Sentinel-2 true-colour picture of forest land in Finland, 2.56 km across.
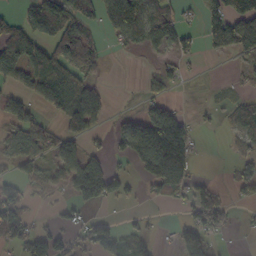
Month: October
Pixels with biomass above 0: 50%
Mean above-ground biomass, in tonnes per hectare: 56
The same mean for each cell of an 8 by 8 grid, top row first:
33 113 78 97 85 39 64 129
87 70 164 25 36 57 35 83
55 73 53 1 14 33 1 17
46 23 82 16 55 66 18 51
73 74 38 42 205 143 3 33
39 29 123 81 58 131 10 48
60 6 44 9 5 12 108 12
55 81 53 63 33 42 58 3
